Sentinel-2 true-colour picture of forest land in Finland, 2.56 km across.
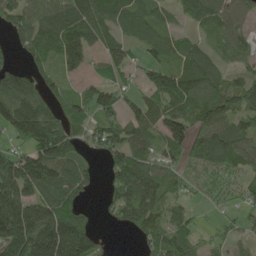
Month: May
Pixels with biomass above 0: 78%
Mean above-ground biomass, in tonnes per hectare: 94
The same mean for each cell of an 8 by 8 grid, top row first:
104 102 125 86 71 38 83 63
35 95 143 73 63 63 39 53
113 42 45 58 58 111 105 65
200 119 68 82 93 98 105 82
82 219 56 128 97 96 122 77
200 161 85 88 146 60 54 53
201 157 59 58 117 48 18 40
211 257 228 8 38 86 33 35
